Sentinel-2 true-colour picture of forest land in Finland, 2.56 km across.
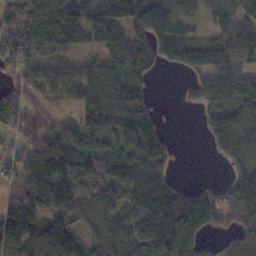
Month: November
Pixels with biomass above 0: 79%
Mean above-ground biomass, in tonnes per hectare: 125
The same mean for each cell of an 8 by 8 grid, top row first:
126 287 184 190 206 137 61 138
147 130 92 149 114 183 160 152
87 132 114 134 77 7 120 137
124 43 102 200 152 4 92 137
72 138 166 115 183 14 43 129
84 164 140 119 154 31 0 97
178 114 105 115 150 209 138 160
173 173 94 129 170 210 43 101
